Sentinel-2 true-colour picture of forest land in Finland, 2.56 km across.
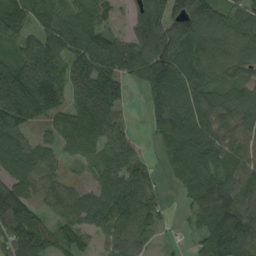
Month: August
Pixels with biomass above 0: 87%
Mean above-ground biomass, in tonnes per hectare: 86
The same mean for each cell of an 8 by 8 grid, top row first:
95 89 88 47 110 126 108 68
67 124 108 101 107 131 117 94
130 133 88 95 84 95 70 65
131 88 80 81 23 106 79 95
87 50 60 83 27 110 115 81
73 83 38 79 63 46 80 79
158 52 87 111 96 11 103 110
97 65 69 64 42 15 93 135
